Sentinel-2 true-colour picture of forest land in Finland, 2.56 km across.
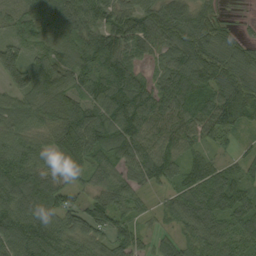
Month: September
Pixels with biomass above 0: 93%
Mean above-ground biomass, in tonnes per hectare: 83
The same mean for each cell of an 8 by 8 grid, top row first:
82 109 94 95 112 114 73 8
76 88 104 122 70 104 100 70
71 105 81 125 52 81 103 103
67 92 110 113 112 80 85 117
60 61 133 96 77 76 44 23
110 83 56 65 82 72 87 50
98 105 73 88 27 61 100 84
100 101 71 79 36 45 75 61
